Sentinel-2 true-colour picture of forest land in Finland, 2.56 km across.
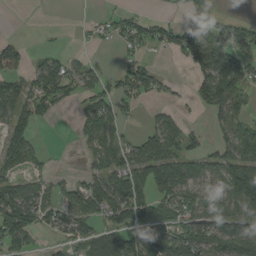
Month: August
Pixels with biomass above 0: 55%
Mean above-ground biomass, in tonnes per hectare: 56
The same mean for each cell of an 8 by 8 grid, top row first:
0 3 0 19 23 13 31 11
37 15 5 11 40 64 88 56
54 90 47 32 88 10 84 80
77 31 35 69 13 24 40 50
95 5 20 62 67 67 27 107
55 35 23 94 106 114 65 123
124 73 69 94 95 81 67 82
79 13 50 56 79 99 112 121
